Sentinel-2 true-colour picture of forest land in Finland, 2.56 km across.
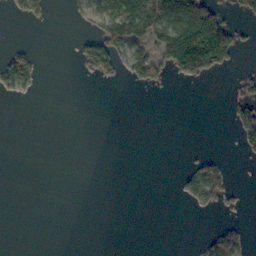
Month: November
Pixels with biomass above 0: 19%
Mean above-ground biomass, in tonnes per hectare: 21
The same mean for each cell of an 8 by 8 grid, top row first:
15 14 18 90 97 118 105 25
23 0 28 79 45 105 112 35
71 0 5 18 48 13 12 19
0 0 0 0 0 0 0 42
0 0 0 0 0 0 1 20
0 0 0 0 0 8 85 0
0 0 0 0 0 1 21 8
0 0 0 0 0 0 29 46
